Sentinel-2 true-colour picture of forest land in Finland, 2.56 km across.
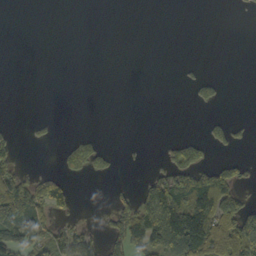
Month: October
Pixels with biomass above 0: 25%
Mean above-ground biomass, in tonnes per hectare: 33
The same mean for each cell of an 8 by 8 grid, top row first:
0 0 0 0 0 0 0 1
0 0 0 0 0 0 0 0
0 0 0 0 0 2 26 0
0 1 0 0 0 0 5 0
23 9 58 6 2 37 43 15
70 40 26 14 15 91 88 38
102 69 5 42 88 189 163 90
85 68 57 56 90 159 112 130
